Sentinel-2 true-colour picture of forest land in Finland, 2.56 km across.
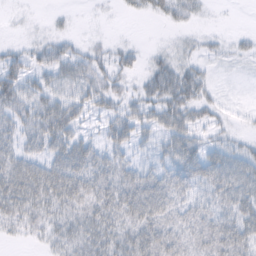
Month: February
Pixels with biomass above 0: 69%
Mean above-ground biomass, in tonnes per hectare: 40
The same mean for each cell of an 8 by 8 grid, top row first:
2 5 1 2 10 19 4 0
15 39 20 19 9 13 11 10
71 39 55 45 29 60 17 1
55 64 40 40 36 55 25 4
48 63 56 44 25 58 32 19
89 86 79 61 53 56 58 62
73 56 51 63 86 48 41 62
11 27 52 59 73 51 54 66
